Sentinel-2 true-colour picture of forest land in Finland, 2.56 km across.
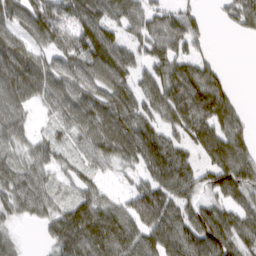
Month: March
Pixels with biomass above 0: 86%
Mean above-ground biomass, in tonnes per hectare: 80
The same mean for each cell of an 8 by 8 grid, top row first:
92 121 107 67 81 60 13 76
111 74 105 121 67 81 22 0
109 81 89 120 63 117 101 1
77 35 96 106 84 114 129 45
57 54 46 88 117 75 111 85
79 51 41 20 59 130 70 123
61 62 94 63 117 95 74 80
27 38 131 119 88 112 126 93
